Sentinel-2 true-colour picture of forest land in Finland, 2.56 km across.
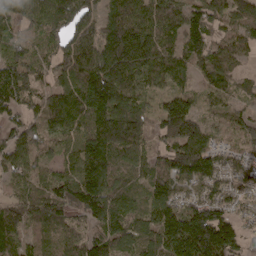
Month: April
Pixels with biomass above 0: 92%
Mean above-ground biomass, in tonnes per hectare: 120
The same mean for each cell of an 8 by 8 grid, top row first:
109 119 148 130 155 104 127 112
90 83 159 162 173 96 109 91
165 75 161 184 124 78 94 45
83 132 138 163 91 168 77 71
99 87 119 167 95 143 112 76
71 91 157 140 92 138 144 97
89 140 149 134 88 140 150 49
100 91 122 136 110 195 253 88
